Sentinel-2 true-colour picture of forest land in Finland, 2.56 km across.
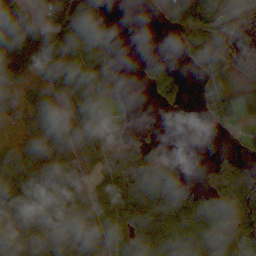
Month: October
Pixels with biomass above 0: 69%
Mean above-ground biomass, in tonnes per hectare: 67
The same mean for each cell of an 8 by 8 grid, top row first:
92 76 140 25 2 42 54 15
107 92 55 36 1 14 81 12
54 51 29 39 30 52 48 20
57 96 81 38 0 29 37 43
53 67 59 80 67 10 0 12
159 112 50 75 190 110 15 93
146 66 69 103 157 122 79 103
66 101 60 98 121 119 88 72
